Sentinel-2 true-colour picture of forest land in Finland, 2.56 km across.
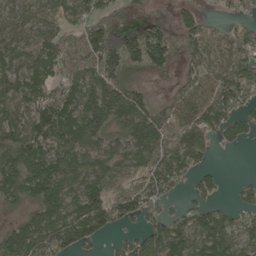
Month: May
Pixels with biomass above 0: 79%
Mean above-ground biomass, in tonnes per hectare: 87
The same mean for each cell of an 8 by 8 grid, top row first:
58 56 77 70 27 43 32 30
70 87 58 156 162 118 90 100
86 75 78 132 17 46 81 112
82 100 140 128 113 67 110 78
114 96 97 54 133 67 59 40
146 165 99 76 85 86 40 7
44 137 141 143 84 27 65 44
125 130 97 21 84 137 123 90
